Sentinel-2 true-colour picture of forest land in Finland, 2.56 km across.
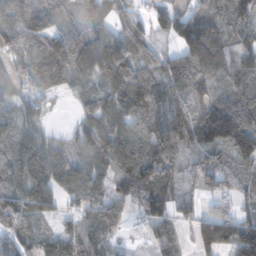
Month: November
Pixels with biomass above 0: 86%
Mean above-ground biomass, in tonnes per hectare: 97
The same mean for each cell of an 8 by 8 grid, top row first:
130 162 79 91 50 98 96 112
105 127 85 141 92 69 208 113
105 135 83 111 98 107 109 140
79 34 41 121 123 88 160 184
65 84 79 125 109 79 115 155
90 132 113 84 148 91 51 71
100 75 76 80 104 89 35 56
69 56 75 43 21 53 106 119
